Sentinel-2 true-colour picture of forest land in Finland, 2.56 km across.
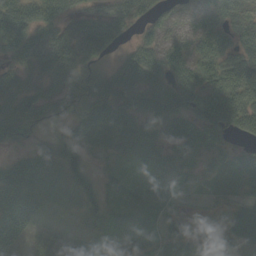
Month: September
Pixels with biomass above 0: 89%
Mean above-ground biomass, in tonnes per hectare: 61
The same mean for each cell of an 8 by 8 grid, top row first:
85 81 54 75 49 37 53 56
85 112 100 45 65 64 83 68
61 75 61 72 84 81 107 123
96 47 57 92 63 82 133 121
37 25 53 47 64 59 78 27
112 44 54 26 26 55 32 57
146 25 33 32 24 22 22 34
80 33 25 32 28 34 22 35
